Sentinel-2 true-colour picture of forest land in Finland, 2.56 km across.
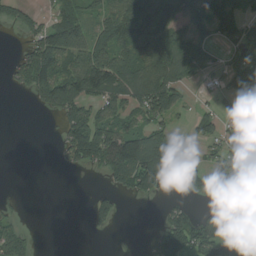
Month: August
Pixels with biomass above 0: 55%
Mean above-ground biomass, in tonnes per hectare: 72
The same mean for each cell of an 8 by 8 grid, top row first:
45 27 48 86 188 126 108 63
13 157 111 118 126 151 44 56
46 148 168 174 140 113 17 110
0 51 114 90 95 80 27 76
0 0 166 160 146 89 45 34
0 0 5 70 157 85 86 54
13 0 0 49 0 41 32 45
77 0 0 2 22 129 122 93
